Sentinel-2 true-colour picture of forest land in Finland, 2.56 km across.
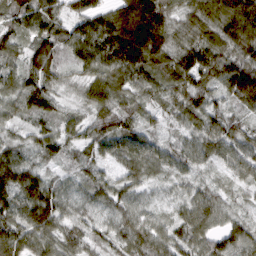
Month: March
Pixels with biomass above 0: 97%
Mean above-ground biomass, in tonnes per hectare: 91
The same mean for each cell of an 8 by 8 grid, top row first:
86 103 83 130 248 76 124 184
72 102 94 145 228 113 116 134
78 87 48 102 88 94 88 193
66 86 44 101 58 62 83 51
52 81 62 78 70 46 89 62
136 59 51 47 67 47 24 54
118 162 61 75 52 48 108 33
124 96 73 59 114 84 97 103
